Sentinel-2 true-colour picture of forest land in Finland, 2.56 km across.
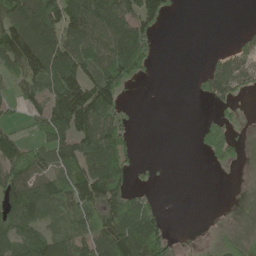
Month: June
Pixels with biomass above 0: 60%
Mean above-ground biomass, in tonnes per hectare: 62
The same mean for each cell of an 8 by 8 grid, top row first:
114 128 120 135 86 7 0 0
130 136 89 121 77 0 2 40
57 91 119 105 17 0 60 70
23 106 171 80 0 0 10 15
83 86 110 97 0 0 62 22
106 81 95 113 8 0 0 4
105 93 76 97 66 0 0 1
83 93 71 135 147 11 6 19
